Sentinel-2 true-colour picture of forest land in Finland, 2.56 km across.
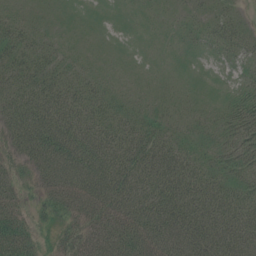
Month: July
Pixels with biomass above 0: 96%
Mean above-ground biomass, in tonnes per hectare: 40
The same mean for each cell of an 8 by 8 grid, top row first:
26 22 23 21 19 13 20 11
41 24 20 19 19 23 23 28
38 39 29 24 21 20 17 17
48 53 42 36 25 19 22 41
43 75 71 51 49 36 29 41
28 62 77 71 58 50 40 35
40 37 59 65 64 53 49 44
74 17 52 94 97 64 55 54
